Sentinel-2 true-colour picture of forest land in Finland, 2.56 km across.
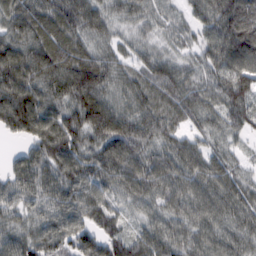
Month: February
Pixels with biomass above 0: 95%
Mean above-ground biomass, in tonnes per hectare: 81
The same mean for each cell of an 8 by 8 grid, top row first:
80 81 96 57 58 39 81 99
95 102 73 49 45 39 73 117
122 105 126 75 69 78 62 94
137 104 112 94 82 73 65 75
20 126 90 104 91 73 50 29
69 92 100 85 111 90 90 59
60 73 95 70 60 75 88 88
79 86 87 90 84 80 75 73
